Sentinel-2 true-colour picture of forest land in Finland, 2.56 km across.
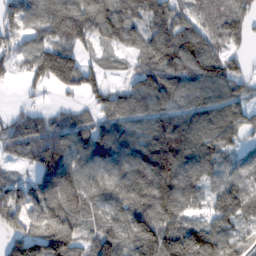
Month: February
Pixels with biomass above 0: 87%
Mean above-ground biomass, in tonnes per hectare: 105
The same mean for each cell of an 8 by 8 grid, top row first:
112 104 130 125 91 92 79 86
70 120 74 47 73 131 117 41
27 128 129 29 98 105 126 69
38 37 39 99 107 101 113 85
86 119 98 140 121 156 120 53
19 109 110 122 150 163 71 80
101 149 104 117 154 122 73 128
123 205 95 128 209 194 163 90
